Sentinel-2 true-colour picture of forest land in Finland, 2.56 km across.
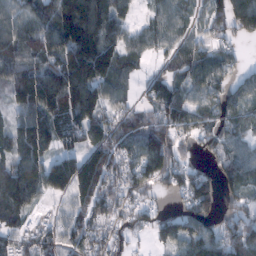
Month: February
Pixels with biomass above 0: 82%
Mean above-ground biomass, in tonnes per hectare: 90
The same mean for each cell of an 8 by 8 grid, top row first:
91 109 219 144 25 65 82 142
97 103 217 128 61 60 56 30
113 146 170 112 41 61 73 44
67 147 162 77 77 92 62 75
86 99 70 130 136 84 52 60
120 130 144 90 109 78 77 65
107 19 59 86 59 30 85 57
69 72 73 71 21 83 89 125
